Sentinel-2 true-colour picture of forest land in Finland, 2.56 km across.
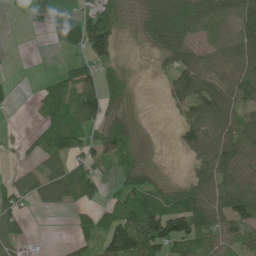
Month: June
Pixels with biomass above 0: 67%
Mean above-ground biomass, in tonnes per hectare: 56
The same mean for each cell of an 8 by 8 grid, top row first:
0 53 58 56 61 82 75 82
1 7 56 68 21 83 54 92
5 23 57 40 3 72 69 95
4 54 73 61 13 31 112 70
6 60 61 84 35 20 100 100
30 77 73 23 71 16 95 83
46 34 36 35 90 93 110 93
38 0 40 94 103 100 68 63
